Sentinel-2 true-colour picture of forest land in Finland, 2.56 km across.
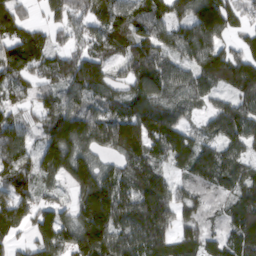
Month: March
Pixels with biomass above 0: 90%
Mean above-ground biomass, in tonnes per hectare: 125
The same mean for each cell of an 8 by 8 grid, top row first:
124 60 103 134 137 106 185 83
171 114 93 121 145 118 152 68
102 105 190 96 153 114 139 174
83 115 162 106 138 112 60 120
107 137 192 137 157 138 72 97
137 89 185 123 162 60 111 103
152 88 141 196 151 115 59 135
67 152 185 163 140 115 87 154
